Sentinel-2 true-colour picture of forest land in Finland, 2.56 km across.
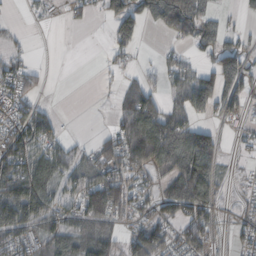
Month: October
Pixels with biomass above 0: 62%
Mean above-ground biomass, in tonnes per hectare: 63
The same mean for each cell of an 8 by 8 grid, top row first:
5 12 18 86 81 121 46 16
19 0 0 35 11 17 50 62
79 11 0 10 34 54 88 114
57 27 0 25 124 70 51 37
93 77 19 75 142 117 103 16
135 108 73 107 52 96 111 7
171 83 96 137 48 84 68 24
67 89 100 82 129 55 53 38
